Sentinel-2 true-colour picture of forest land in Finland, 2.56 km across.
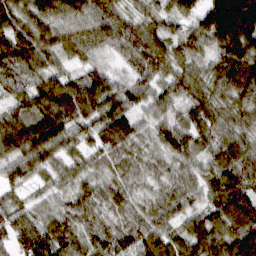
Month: March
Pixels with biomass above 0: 97%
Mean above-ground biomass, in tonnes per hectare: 76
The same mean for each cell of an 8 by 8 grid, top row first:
84 98 83 78 45 63 99 141
123 75 64 59 97 52 65 107
87 81 62 65 67 74 69 100
66 131 113 117 53 54 85 73
125 126 64 84 34 78 66 72
64 50 51 41 43 57 69 100
54 41 57 50 50 69 67 86
65 82 62 56 76 72 116 120
